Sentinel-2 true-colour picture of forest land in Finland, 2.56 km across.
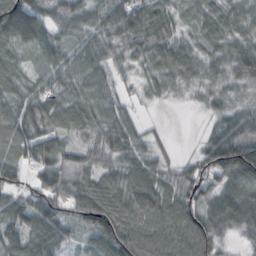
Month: October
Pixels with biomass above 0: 91%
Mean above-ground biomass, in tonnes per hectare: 70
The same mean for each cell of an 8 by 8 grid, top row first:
135 60 70 83 95 42 64 74
80 72 55 53 70 55 48 63
66 70 75 52 35 54 44 54
70 94 84 58 10 2 32 59
86 78 40 75 41 8 60 113
46 80 69 59 89 57 82 131
74 76 89 103 101 95 78 126
70 92 35 106 96 105 86 23
